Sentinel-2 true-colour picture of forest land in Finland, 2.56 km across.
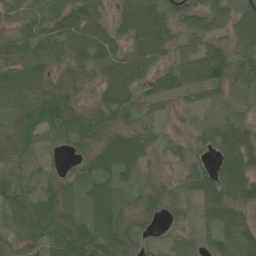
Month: June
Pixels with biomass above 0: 85%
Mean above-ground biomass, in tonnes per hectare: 51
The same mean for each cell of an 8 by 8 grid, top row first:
32 53 64 30 74 48 67 50
57 59 67 54 72 29 52 39
50 53 36 65 49 74 79 41
59 79 50 57 28 15 18 29
48 17 43 67 45 21 41 90
32 34 44 64 24 12 58 90
69 79 51 76 40 23 51 46
48 61 101 82 26 29 39 83
